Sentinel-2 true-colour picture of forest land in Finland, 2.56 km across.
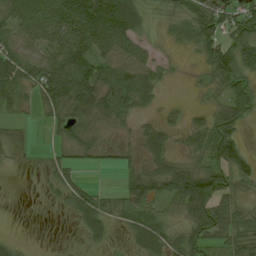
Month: August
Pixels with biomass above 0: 72%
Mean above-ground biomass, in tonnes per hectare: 39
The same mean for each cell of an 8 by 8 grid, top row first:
45 58 110 115 26 29 77 70
44 44 66 89 35 10 61 60
47 78 79 43 53 3 24 58
15 26 47 38 16 8 23 44
21 9 35 17 32 13 52 44
1 17 15 0 46 56 63 38
0 3 51 28 33 27 70 31
11 0 13 16 54 33 48 50
